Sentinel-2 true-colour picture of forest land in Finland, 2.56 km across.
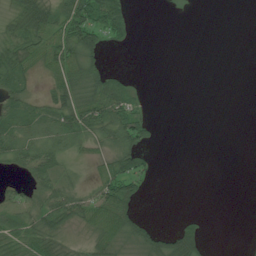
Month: July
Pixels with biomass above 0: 47%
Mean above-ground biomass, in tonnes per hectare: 25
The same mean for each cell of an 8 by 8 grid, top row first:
35 48 72 76 0 0 0 0
44 53 67 14 0 0 0 0
33 23 48 36 1 0 0 0
34 37 67 71 19 0 0 0
54 50 33 42 33 0 0 0
11 47 10 61 36 0 0 0
32 52 46 69 7 0 0 0
41 44 10 46 28 47 13 0
